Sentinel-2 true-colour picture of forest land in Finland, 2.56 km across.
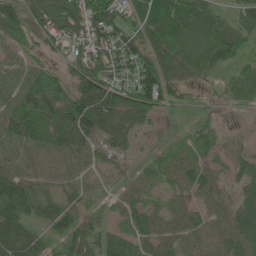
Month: June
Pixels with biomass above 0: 90%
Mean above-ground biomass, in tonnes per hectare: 67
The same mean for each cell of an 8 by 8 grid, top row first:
78 132 123 88 78 102 63 55
48 51 76 97 67 92 85 49
73 81 101 84 112 64 36 64
106 102 141 113 88 24 20 25
82 87 82 64 17 32 44 37
82 54 57 30 38 64 52 76
70 49 44 34 48 38 44 78
90 42 68 54 49 51 59 76
